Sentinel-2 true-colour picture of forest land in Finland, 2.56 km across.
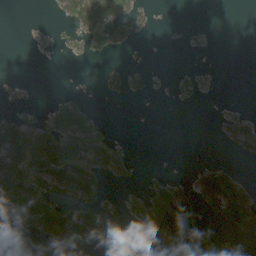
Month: August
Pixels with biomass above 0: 31%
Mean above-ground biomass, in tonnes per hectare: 30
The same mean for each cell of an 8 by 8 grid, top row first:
0 2 58 54 15 0 0 0
0 5 10 24 1 0 3 0
2 0 1 12 6 4 4 0
13 23 67 0 0 0 0 13
117 84 78 24 0 0 0 40
100 87 117 23 5 11 49 23
71 80 80 16 44 136 30 82
2 31 71 5 5 124 71 2
